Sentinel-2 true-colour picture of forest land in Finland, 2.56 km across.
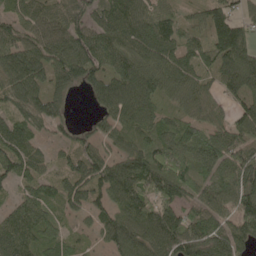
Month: May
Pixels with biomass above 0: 90%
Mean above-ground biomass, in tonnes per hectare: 88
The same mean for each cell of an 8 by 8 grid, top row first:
59 79 77 120 99 60 76 58
104 100 125 109 107 94 80 116
119 95 87 108 116 104 54 128
73 98 1 94 113 49 70 78
111 36 48 49 78 115 90 106
77 51 90 109 120 108 65 136
58 67 50 79 103 88 78 108
124 71 26 79 107 139 105 105
